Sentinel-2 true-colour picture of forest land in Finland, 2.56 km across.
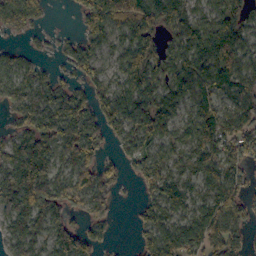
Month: October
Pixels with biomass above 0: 80%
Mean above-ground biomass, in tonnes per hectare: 78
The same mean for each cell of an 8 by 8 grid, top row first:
81 18 56 111 81 88 61 70
23 13 57 46 69 76 122 103
64 54 46 48 78 93 107 89
74 124 106 80 107 55 70 105
82 115 141 35 83 45 82 105
129 126 111 49 80 53 70 57
111 129 62 45 44 74 79 83
72 80 107 19 46 110 110 65
